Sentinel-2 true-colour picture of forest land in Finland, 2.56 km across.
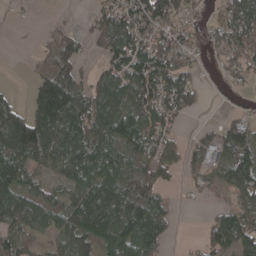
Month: April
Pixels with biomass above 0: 73%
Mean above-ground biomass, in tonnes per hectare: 84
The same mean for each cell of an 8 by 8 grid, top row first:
9 3 7 82 126 87 44 121
1 42 57 90 100 110 52 97
1 113 65 105 137 101 17 37
105 204 146 113 108 85 6 30
181 168 133 98 92 43 70 113
110 50 124 103 88 20 51 121
153 103 134 147 133 18 11 77
93 42 119 109 107 11 54 102
